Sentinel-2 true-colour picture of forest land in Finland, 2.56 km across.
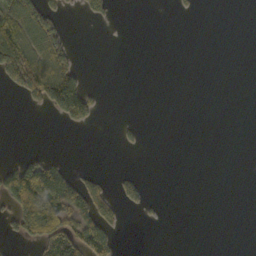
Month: October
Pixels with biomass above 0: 20%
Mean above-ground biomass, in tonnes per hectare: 26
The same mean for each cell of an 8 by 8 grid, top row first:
87 62 9 11 0 5 0 0
112 78 4 0 0 0 0 0
80 112 70 0 0 0 0 0
0 33 119 0 0 0 0 0
0 0 0 2 10 0 0 0
117 92 23 10 8 0 0 0
81 152 81 31 16 0 0 0
29 79 98 51 0 0 0 0
